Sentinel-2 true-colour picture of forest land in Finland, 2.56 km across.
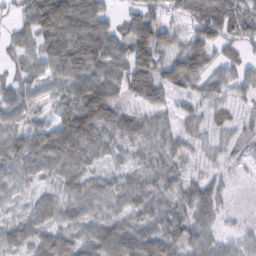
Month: February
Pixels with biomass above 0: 94%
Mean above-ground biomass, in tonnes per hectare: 54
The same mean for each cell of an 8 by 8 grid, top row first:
27 86 82 35 68 40 90 81
39 66 88 68 110 53 83 46
42 51 62 61 94 73 56 45
46 33 100 79 41 35 40 28
61 77 83 47 50 47 28 35
52 38 52 32 46 40 33 16
30 45 45 48 53 49 56 14
44 54 53 67 72 54 50 32
